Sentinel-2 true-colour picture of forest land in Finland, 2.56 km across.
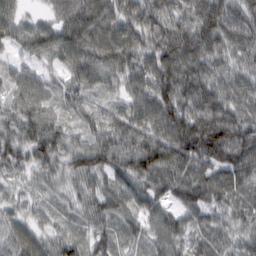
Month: February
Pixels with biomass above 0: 97%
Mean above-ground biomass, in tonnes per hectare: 69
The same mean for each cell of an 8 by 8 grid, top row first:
51 34 109 85 84 70 100 74
41 74 102 103 70 106 93 66
51 37 58 38 70 103 83 57
54 57 40 47 82 94 109 70
81 87 43 74 87 116 137 117
34 41 68 60 91 90 89 94
30 25 42 68 63 57 69 62
52 45 41 55 40 57 62 53
